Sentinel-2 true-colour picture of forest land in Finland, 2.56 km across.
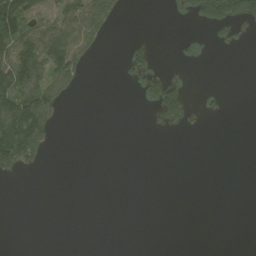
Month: August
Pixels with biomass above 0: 20%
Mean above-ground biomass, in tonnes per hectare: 33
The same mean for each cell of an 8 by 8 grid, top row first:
127 51 111 76 0 2 121 118
117 171 97 0 25 4 4 6
159 118 38 0 37 21 0 0
191 123 0 0 3 74 11 0
207 49 0 0 0 0 0 0
25 1 0 0 0 0 0 0
0 0 0 0 0 0 0 0
0 0 0 0 0 0 0 0
